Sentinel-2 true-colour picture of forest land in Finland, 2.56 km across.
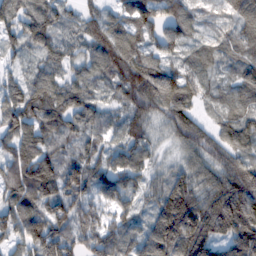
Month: February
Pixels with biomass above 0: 94%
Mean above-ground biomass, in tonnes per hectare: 89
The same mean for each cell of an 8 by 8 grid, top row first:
84 90 58 58 116 92 31 84
53 74 65 124 83 62 45 69
45 79 70 85 121 98 50 68
116 117 107 54 91 93 31 80
92 77 59 51 78 59 87 82
114 128 113 99 66 79 95 135
108 100 93 73 38 159 143 175
70 130 91 97 91 158 118 144
